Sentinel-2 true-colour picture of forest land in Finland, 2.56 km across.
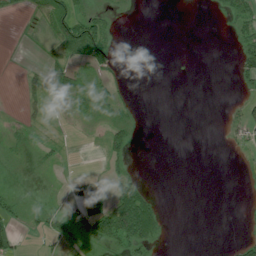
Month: July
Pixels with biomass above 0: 30%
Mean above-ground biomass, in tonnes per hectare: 14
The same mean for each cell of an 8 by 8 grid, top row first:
11 58 43 8 0 0 2 43
2 21 71 15 0 0 0 23
1 43 31 13 0 0 0 16
1 19 14 17 1 0 0 10
5 7 1 30 0 0 0 14
1 1 21 13 5 0 0 1
12 8 33 75 66 0 0 1
24 12 9 44 43 0 0 11
